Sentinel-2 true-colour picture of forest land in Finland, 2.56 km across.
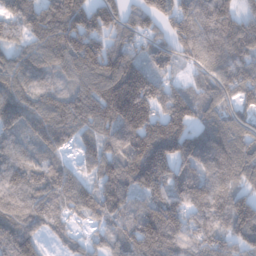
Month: January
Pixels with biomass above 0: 93%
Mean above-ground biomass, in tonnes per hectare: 125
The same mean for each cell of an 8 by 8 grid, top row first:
127 149 176 136 114 148 140 91
98 128 174 146 93 116 127 132
125 74 103 200 176 59 86 148
142 136 137 182 212 210 78 68
85 88 72 109 192 200 120 117
114 98 66 141 182 131 114 94
123 103 85 137 122 148 142 138
143 38 43 74 193 125 135 103
